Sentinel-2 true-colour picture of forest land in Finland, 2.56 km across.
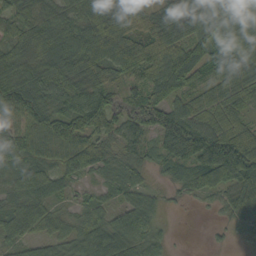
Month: September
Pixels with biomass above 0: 91%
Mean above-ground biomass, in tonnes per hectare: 64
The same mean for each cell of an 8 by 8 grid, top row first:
60 61 51 80 35 77 105 65
43 61 84 88 63 80 86 58
76 53 50 45 61 103 57 93
84 73 106 91 98 83 76 73
52 68 94 52 46 120 110 126
34 44 45 38 30 41 107 109
49 44 28 38 67 7 12 65
47 49 73 95 65 7 6 14
